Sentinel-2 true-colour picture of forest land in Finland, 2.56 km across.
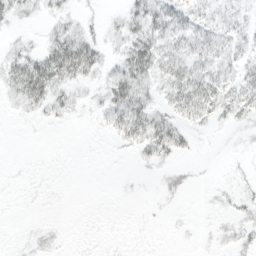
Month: March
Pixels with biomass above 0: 50%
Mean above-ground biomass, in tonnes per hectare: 11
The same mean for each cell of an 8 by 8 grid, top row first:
14 9 7 3 27 23 13 8
9 21 37 7 31 17 22 13
29 41 17 21 25 30 30 20
5 11 5 21 26 20 24 20
0 0 0 5 24 21 1 3
1 1 0 0 2 8 1 3
1 1 0 0 1 1 2 8
2 7 1 1 1 1 2 10
